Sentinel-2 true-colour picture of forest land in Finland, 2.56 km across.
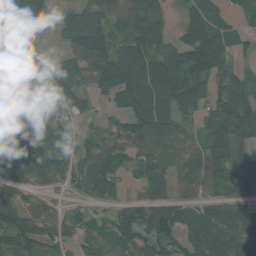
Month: August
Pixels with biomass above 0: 77%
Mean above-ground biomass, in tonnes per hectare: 69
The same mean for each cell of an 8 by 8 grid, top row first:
95 40 66 66 74 30 72 21
87 15 109 99 96 61 120 26
33 40 59 98 114 81 66 54
59 74 35 34 109 79 43 87
80 95 72 70 91 73 68 56
35 91 77 63 63 74 92 51
76 40 26 37 78 68 68 67
112 78 45 79 73 71 115 82
